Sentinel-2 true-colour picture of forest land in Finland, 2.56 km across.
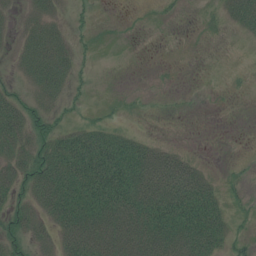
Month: July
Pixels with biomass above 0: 55%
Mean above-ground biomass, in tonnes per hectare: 34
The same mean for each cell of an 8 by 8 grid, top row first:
14 33 8 1 2 3 7 49
19 56 15 1 0 0 2 4
17 57 14 0 0 0 3 4
50 29 7 5 2 1 1 0
50 38 65 55 28 7 0 0
44 71 94 102 78 86 26 6
35 57 95 97 86 82 64 9
36 30 101 80 81 76 66 15
